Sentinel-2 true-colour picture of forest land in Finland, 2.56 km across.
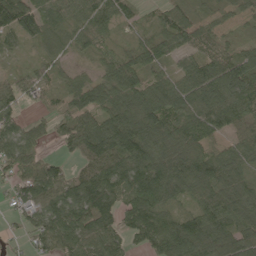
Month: May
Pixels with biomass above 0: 88%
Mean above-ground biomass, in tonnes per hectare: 75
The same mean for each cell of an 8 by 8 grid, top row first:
111 62 77 75 21 81 33 38
27 49 45 35 64 64 64 43
50 42 50 90 72 63 117 145
50 44 100 82 135 84 86 85
101 37 84 99 104 114 67 54
65 107 67 91 99 96 98 72
31 80 99 84 97 38 81 92
12 76 105 79 61 107 108 92
